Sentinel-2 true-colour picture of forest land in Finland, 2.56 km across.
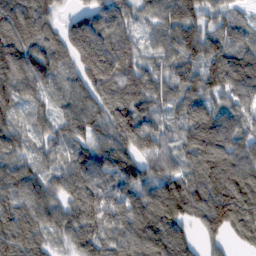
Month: February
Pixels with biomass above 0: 94%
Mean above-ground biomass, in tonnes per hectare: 102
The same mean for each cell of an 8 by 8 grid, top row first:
118 90 64 96 66 152 86 47
136 90 144 114 55 115 111 96
113 104 95 126 97 108 119 110
62 75 112 123 101 73 95 84
84 67 79 122 125 87 120 98
97 74 115 111 99 96 136 142
81 105 132 143 112 126 147 160
103 62 106 98 112 116 53 56
